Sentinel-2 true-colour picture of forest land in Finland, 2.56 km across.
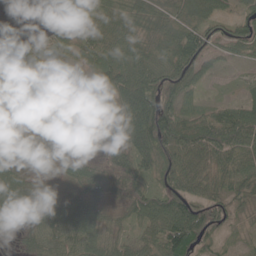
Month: May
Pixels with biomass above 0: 87%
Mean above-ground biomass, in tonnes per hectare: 60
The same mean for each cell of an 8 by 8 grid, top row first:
0 6 26 66 69 57 64 59
22 50 51 81 63 95 76 58
46 35 2 71 94 108 22 13
46 38 21 60 126 90 36 65
42 36 32 63 99 96 91 87
82 37 69 90 64 87 67 70
71 85 91 53 75 99 89 39
15 58 72 56 52 115 54 11
